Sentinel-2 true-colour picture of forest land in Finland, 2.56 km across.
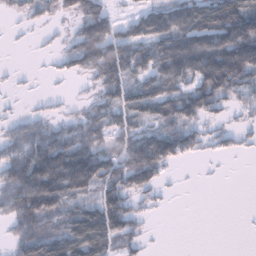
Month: January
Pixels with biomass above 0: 65%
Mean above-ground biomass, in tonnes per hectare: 74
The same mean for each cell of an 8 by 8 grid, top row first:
16 28 66 52 86 123 138 151
2 8 92 128 101 152 181 190
7 6 18 104 81 126 148 109
13 25 33 81 87 104 60 26
80 119 118 57 133 97 33 22
122 184 185 93 109 7 3 0
97 110 72 125 28 2 0 1
54 91 142 96 31 0 0 0
